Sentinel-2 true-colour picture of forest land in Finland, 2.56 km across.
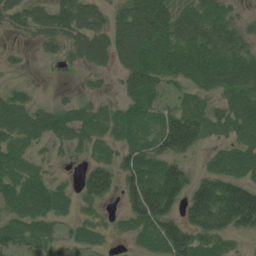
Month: June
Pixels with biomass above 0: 81%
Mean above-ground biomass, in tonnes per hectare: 60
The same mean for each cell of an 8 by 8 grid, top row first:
54 67 88 44 120 105 93 34
11 32 68 76 97 98 101 75
10 2 9 13 77 46 66 90
85 43 34 28 44 59 45 76
57 26 33 34 54 100 28 48
66 38 33 76 88 98 57 68
61 75 23 11 115 61 152 193
63 38 39 16 38 104 54 18
